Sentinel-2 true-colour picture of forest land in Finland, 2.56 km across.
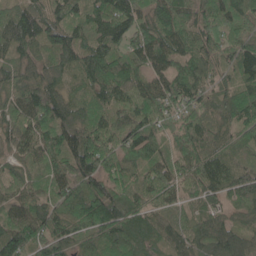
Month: May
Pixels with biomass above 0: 96%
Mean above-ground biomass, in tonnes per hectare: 83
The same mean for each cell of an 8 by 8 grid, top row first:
100 101 66 133 88 96 79 92
90 78 90 90 100 89 89 81
70 79 63 103 78 94 68 72
81 116 60 73 101 66 60 80
92 101 106 87 95 54 72 44
52 79 104 79 68 89 104 78
78 82 96 113 73 54 51 55
125 104 68 93 67 64 87 81
